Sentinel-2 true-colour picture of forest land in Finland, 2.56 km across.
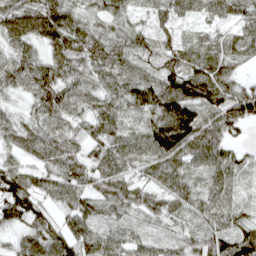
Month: April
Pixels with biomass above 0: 95%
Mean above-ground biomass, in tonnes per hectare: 63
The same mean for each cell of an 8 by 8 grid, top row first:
80 88 56 58 27 55 42 63
61 52 80 65 56 51 47 70
62 81 57 57 67 99 94 38
27 71 47 63 63 122 69 89
49 75 53 66 65 116 103 27
84 53 61 79 43 79 71 37
89 42 64 54 54 46 55 39
29 76 75 59 45 39 70 95
